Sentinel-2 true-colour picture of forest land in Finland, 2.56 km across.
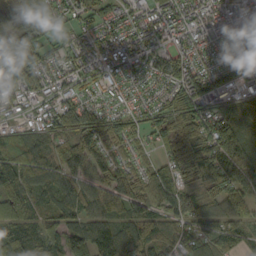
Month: September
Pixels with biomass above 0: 90%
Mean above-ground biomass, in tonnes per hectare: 80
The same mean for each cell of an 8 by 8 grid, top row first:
70 65 47 55 71 80 85 93
113 64 73 83 75 61 60 74
88 64 53 53 50 80 98 84
46 60 132 48 46 102 96 65
85 74 108 57 33 107 106 89
117 87 88 85 57 86 110 87
69 58 86 96 85 114 91 90
84 76 101 96 95 77 94 64
